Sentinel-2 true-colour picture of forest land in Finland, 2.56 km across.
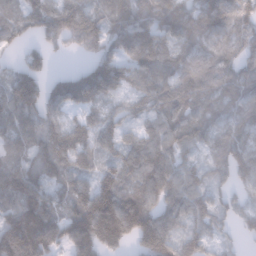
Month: January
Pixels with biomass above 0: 89%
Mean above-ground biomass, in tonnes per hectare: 104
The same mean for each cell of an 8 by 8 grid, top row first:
74 137 170 93 115 131 115 99
47 66 72 107 136 93 93 84
109 82 125 135 92 104 97 97
124 107 58 61 87 108 93 86
81 127 102 74 114 92 68 87
127 83 99 103 121 99 76 73
127 115 127 188 144 95 86 52
213 169 150 140 140 101 74 32
